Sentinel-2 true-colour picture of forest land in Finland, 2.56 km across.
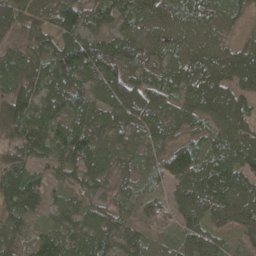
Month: May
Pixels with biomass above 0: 96%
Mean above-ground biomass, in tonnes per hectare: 76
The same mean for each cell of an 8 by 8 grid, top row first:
101 81 105 76 71 74 68 40
61 95 146 105 91 59 65 45
81 104 113 87 66 71 86 77
76 80 83 79 84 57 87 82
74 100 141 67 52 47 60 92
97 49 80 54 37 80 107 96
95 52 61 50 61 65 91 107
59 71 68 75 59 47 65 33
